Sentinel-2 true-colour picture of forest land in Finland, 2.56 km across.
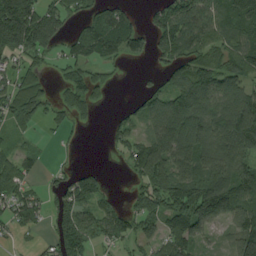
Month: August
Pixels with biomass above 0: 69%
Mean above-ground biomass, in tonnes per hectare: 85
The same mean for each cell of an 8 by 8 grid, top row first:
241 130 49 84 32 125 98 116
135 86 57 83 61 118 70 94
61 30 76 24 15 100 144 87
85 38 46 10 72 153 122 146
29 7 8 28 103 225 141 135
65 19 69 4 103 181 161 115
64 44 105 42 71 103 200 118
17 29 90 47 69 95 42 134
